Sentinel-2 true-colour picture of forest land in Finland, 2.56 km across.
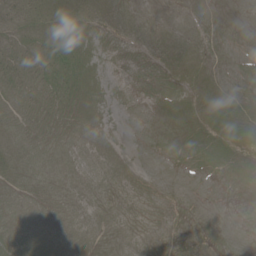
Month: June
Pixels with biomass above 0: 24%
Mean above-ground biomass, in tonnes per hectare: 3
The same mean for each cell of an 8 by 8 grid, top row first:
16 21 15 1 0 0 0 0
13 19 13 0 0 0 0 0
11 15 14 0 0 2 5 0
4 3 4 0 0 1 10 9
2 0 0 0 0 0 4 14
5 0 0 0 0 0 0 0
0 0 0 0 0 0 0 0
0 0 0 0 0 0 0 0
